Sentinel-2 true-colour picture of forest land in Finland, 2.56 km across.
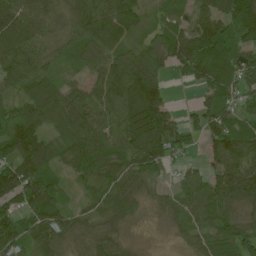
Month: June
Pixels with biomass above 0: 88%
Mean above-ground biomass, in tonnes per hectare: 83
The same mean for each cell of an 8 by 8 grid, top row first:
116 88 98 93 52 46 99 137
107 69 68 76 72 113 131 83
75 63 42 127 169 18 87 85
68 91 121 88 179 48 91 53
120 65 102 84 130 99 59 106
148 79 49 69 74 32 72 145
73 131 33 66 24 47 92 77
99 102 52 66 4 15 57 96
